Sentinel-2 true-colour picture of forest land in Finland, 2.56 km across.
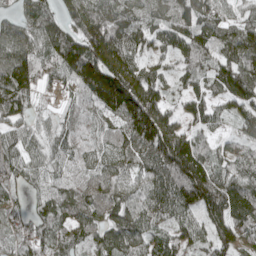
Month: April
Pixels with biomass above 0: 94%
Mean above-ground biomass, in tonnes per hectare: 105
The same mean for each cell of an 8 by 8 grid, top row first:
72 93 132 119 77 107 100 60
115 112 157 190 73 93 111 142
167 67 139 214 151 50 86 160
114 33 59 111 220 74 97 90
81 67 56 68 147 204 64 61
78 67 72 92 82 187 163 100
56 83 115 110 84 109 171 123
78 94 88 101 88 82 83 111
